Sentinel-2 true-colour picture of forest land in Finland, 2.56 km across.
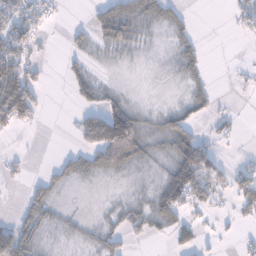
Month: January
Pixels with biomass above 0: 49%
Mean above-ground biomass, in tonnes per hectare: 37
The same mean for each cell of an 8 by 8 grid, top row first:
85 31 0 67 48 36 0 34
78 4 27 42 15 37 9 0
123 13 52 6 0 12 25 7
129 10 32 80 14 35 33 5
1 0 35 173 38 76 59 4
16 23 37 21 6 127 115 57
13 43 3 13 24 101 38 39
77 15 15 37 18 45 15 21
